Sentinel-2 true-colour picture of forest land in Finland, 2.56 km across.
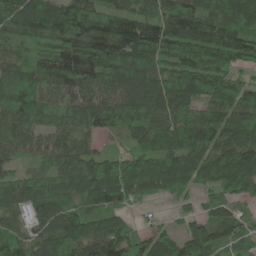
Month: May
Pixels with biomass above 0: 93%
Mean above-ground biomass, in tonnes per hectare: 116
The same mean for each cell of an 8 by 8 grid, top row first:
131 159 192 114 94 145 118 110
60 87 184 194 164 150 145 133
83 121 136 120 147 132 165 91
109 101 133 132 117 128 109 166
84 83 70 15 73 106 135 130
67 93 134 158 171 151 97 133
96 142 76 94 28 46 63 49
112 128 151 158 99 98 137 88
